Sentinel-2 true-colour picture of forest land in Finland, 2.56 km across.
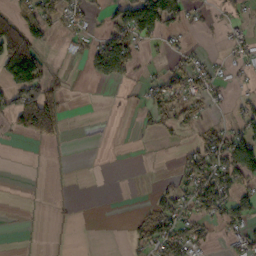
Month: October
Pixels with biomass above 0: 36%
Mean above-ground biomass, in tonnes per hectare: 42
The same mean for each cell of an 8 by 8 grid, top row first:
51 64 39 53 197 109 16 21
172 21 14 128 32 25 5 32
142 70 1 55 18 67 63 14
119 158 0 2 32 58 26 32
2 23 0 0 2 15 69 87
0 0 0 0 0 35 105 87
1 1 1 0 11 73 89 71
1 0 0 0 49 82 28 45
